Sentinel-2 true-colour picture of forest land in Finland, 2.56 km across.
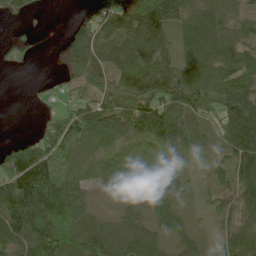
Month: May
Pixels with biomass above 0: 84%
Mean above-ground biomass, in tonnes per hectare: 64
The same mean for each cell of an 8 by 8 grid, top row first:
20 4 13 61 99 59 35 31
35 1 67 39 64 39 69 65
0 4 50 69 103 69 81 84
0 12 58 65 104 94 71 111
36 77 77 51 64 79 59 123
138 136 43 64 68 58 31 91
147 189 67 17 46 46 25 66
103 147 74 65 68 39 26 92
